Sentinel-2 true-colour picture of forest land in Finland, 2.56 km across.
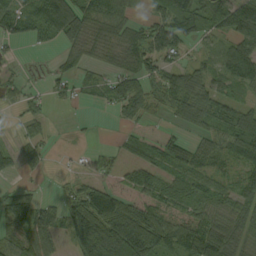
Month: September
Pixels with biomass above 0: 70%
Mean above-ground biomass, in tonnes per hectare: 58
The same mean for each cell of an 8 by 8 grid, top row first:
102 152 106 90 32 135 95 114
16 26 62 63 85 67 23 75
21 24 39 51 64 76 64 68
17 23 3 24 45 57 86 70
26 21 4 9 38 54 51 83
24 8 23 22 68 63 53 42
107 47 101 69 56 66 77 56
54 65 108 94 28 79 132 38
